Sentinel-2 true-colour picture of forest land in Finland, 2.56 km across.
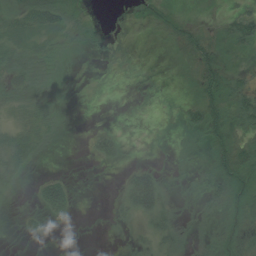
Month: July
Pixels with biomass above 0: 50%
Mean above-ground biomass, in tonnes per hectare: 19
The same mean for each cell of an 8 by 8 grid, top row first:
46 72 20 5 19 21 4 30
38 28 10 13 3 14 33 19
30 22 1 1 1 0 38 18
24 26 0 0 0 4 51 33
45 15 0 23 0 2 25 23
25 16 0 1 52 5 22 43
3 39 2 10 60 15 18 20
1 2 0 3 20 38 19 20
